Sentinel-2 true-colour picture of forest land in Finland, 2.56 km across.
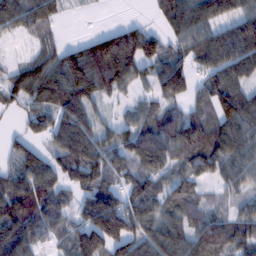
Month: February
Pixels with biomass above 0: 81%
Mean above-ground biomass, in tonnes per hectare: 84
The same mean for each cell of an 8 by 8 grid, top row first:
90 59 3 0 6 88 83 84
10 50 65 142 117 49 97 120
77 111 138 124 53 125 69 89
39 81 98 21 53 52 68 143
47 54 125 71 113 132 134 117
80 86 91 77 82 63 68 89
127 102 63 143 99 75 58 39
141 50 102 142 75 99 132 80
